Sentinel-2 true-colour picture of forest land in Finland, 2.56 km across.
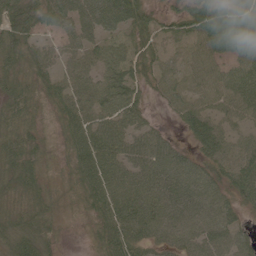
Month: June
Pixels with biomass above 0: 90%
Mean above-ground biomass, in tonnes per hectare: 53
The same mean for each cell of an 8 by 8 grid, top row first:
62 59 66 69 49 41 84 92
52 30 53 39 47 36 56 75
52 45 58 55 42 48 43 59
54 32 64 55 35 32 50 46
61 27 61 67 60 28 72 42
56 24 51 69 68 78 59 70
31 34 25 62 68 72 66 46
63 43 8 59 51 55 65 46
